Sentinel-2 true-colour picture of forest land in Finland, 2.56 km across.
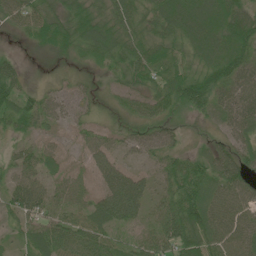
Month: June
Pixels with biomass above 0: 93%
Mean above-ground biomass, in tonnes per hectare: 47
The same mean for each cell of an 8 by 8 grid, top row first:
48 55 59 59 50 78 81 77
11 39 43 59 57 44 77 71
49 16 24 27 43 66 74 69
60 38 22 25 47 34 49 61
21 22 23 32 40 31 24 42
39 31 23 62 28 55 63 57
47 38 30 86 40 65 83 50
20 59 53 35 31 62 70 61
